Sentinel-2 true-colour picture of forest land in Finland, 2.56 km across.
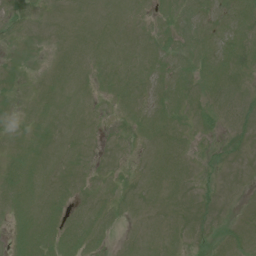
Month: July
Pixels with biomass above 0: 75%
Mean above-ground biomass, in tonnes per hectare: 7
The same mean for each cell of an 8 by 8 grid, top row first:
8 6 8 8 5 8 8 12
3 5 9 8 8 9 10 11
6 6 8 8 8 9 12 7
3 8 6 3 7 8 11 11
5 7 6 3 6 7 2 5
11 7 5 5 7 9 2 4
10 9 5 6 8 7 5 3
9 10 10 3 8 6 6 11
